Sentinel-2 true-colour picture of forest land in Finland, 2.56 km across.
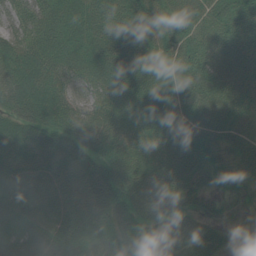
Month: July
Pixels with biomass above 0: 97%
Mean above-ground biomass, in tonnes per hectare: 71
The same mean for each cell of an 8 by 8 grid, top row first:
62 73 86 81 86 74 68 76
68 72 64 75 72 86 65 62
80 76 60 71 79 84 75 62
78 80 72 75 74 78 73 78
81 75 70 73 69 83 73 62
68 66 73 91 76 78 58 47
73 66 70 86 75 65 25 13
63 71 71 79 76 77 75 23
